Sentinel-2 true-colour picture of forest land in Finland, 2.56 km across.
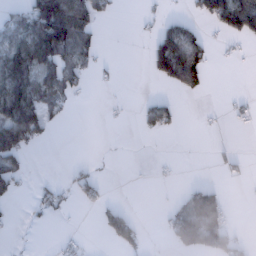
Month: January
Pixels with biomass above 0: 30%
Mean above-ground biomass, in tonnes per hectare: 43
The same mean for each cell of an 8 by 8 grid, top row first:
40 179 126 23 9 17 84 182
106 137 83 1 18 170 52 7
134 89 35 4 7 141 39 0
146 55 0 2 32 23 3 15
132 14 0 0 0 0 2 2
54 2 25 1 0 5 1 11
4 28 8 26 0 34 168 0
2 2 14 32 20 59 108 24
